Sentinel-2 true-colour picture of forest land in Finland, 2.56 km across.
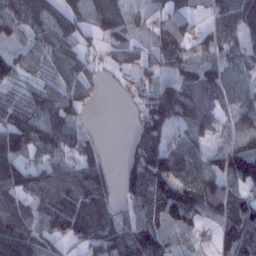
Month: January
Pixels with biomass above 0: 80%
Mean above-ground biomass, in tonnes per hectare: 76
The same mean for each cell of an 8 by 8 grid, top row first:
100 81 51 92 19 57 53 139
37 70 60 59 35 88 81 87
30 41 77 9 36 70 97 27
102 93 49 0 89 127 98 82
134 82 58 1 126 48 43 80
107 95 110 31 154 107 79 127
82 100 117 61 67 115 68 82
136 74 72 94 60 31 14 154
